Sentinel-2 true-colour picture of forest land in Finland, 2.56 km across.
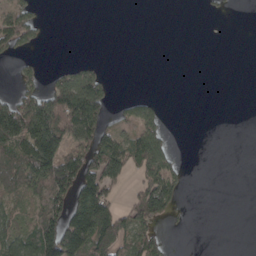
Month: April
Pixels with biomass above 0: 38%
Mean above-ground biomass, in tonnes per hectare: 54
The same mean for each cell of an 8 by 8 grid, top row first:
82 4 0 0 0 0 3 0
55 4 0 0 0 0 0 0
27 32 105 20 0 0 0 0
144 186 198 41 73 0 0 0
125 152 83 97 109 11 0 0
121 147 167 103 75 52 0 0
41 103 148 89 155 45 0 0
78 156 154 162 93 1 0 0
